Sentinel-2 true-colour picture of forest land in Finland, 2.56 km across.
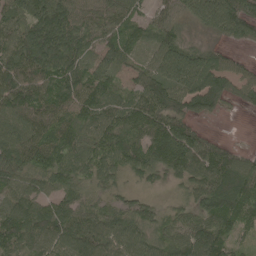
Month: May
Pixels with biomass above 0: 92%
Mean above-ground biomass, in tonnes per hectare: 94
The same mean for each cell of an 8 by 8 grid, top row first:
99 156 102 100 49 71 128 151
121 155 99 81 53 101 46 40
129 114 104 65 84 134 125 52
116 102 86 86 120 90 78 18
109 107 79 126 111 182 79 15
87 96 67 66 64 76 135 142
86 81 84 59 57 43 105 112
91 103 137 115 94 92 136 50
